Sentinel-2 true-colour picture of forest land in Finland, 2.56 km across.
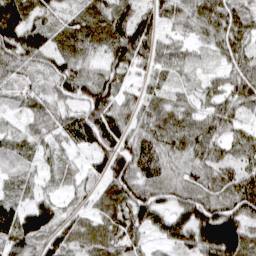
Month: March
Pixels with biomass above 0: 95%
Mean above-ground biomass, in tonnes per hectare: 63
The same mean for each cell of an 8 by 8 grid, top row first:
108 41 50 87 65 49 79 67
102 65 67 81 85 42 32 62
44 53 87 62 33 34 30 66
23 47 72 79 50 64 50 43
46 38 51 82 62 67 75 57
51 25 29 81 58 42 58 67
75 69 33 60 101 73 75 81
93 72 60 66 34 87 138 125
